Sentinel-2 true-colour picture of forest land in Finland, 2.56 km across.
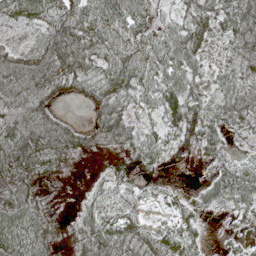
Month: May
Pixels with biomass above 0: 85%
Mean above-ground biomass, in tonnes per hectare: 46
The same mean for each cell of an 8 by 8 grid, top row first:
50 66 70 78 46 34 72 73
20 67 76 60 63 71 50 58
59 54 45 60 48 57 32 39
69 43 3 65 22 60 33 55
81 81 48 40 51 24 37 11
68 30 4 30 20 2 19 45
69 31 22 45 17 20 24 26
88 61 52 63 47 53 13 19
